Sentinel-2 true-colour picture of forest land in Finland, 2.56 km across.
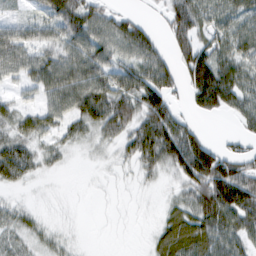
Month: February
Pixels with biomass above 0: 74%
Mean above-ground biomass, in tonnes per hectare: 50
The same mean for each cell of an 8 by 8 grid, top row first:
20 53 80 42 13 75 46 50
62 45 58 53 70 52 57 56
27 64 78 61 86 51 131 62
37 49 60 79 92 54 48 49
52 27 21 28 93 113 64 26
48 9 1 5 24 41 140 111
25 6 2 2 3 39 88 115
26 26 6 1 5 88 75 56
